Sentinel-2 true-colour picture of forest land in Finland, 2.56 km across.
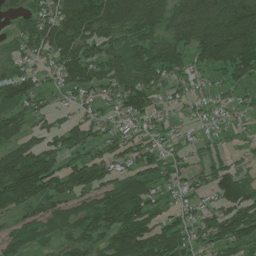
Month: July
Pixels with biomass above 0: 81%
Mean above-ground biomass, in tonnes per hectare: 84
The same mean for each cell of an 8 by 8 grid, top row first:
40 78 151 127 131 95 146 189
70 88 112 80 105 104 134 157
105 39 93 82 87 50 33 60
74 50 32 40 87 21 36 30
74 63 82 62 66 37 39 24
195 148 116 68 88 52 65 81
85 72 65 138 101 42 44 111
71 49 102 106 150 113 63 90
